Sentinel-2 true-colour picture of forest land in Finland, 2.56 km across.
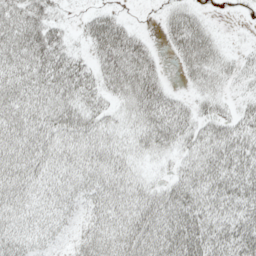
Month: May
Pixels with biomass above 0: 84%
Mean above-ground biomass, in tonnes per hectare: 41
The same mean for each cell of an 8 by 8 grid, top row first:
60 39 9 30 1 34 14 8
58 61 15 75 40 31 44 8
50 49 48 51 65 6 32 21
52 48 54 28 57 50 25 28
53 47 47 45 37 41 44 56
50 36 38 44 24 28 53 64
39 29 27 46 59 63 47 49
39 21 28 40 67 63 59 64
